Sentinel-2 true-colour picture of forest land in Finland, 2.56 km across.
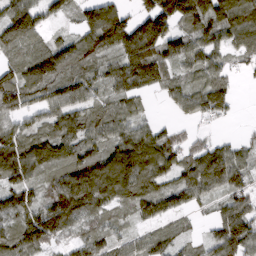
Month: March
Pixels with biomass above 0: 85%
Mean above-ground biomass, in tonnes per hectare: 79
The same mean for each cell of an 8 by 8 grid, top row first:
107 55 57 126 91 153 139 123
77 72 88 111 166 83 72 65
88 110 80 74 109 56 77 16
68 59 68 49 27 29 81 7
76 88 80 76 119 64 47 37
76 47 120 131 111 64 117 66
91 93 109 47 70 64 27 83
87 79 47 50 53 54 45 132
